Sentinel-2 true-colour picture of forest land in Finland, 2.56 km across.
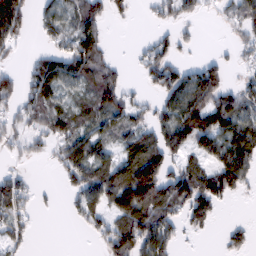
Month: February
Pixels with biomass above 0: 61%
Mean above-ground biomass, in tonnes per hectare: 60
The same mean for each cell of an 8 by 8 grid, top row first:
121 50 75 34 9 49 14 60
37 32 94 15 29 44 1 35
40 94 75 56 29 82 105 23
55 80 55 76 37 97 137 92
34 41 77 48 83 83 79 95
38 2 72 89 165 88 88 98
72 5 55 80 129 77 84 1
37 0 2 94 116 47 5 31
